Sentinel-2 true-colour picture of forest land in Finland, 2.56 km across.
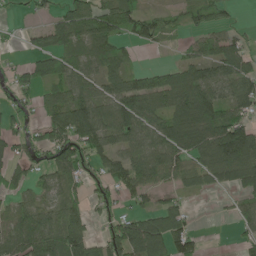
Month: June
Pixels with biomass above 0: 69%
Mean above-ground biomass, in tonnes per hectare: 73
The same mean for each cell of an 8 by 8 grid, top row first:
10 31 112 102 67 29 62 10
10 61 68 80 24 16 63 69
55 83 80 80 76 84 95 105
39 72 113 98 105 103 109 73
59 95 107 75 83 99 107 152
51 62 65 76 78 63 68 98
75 65 52 44 42 65 1 40
121 121 103 91 154 112 7 33
